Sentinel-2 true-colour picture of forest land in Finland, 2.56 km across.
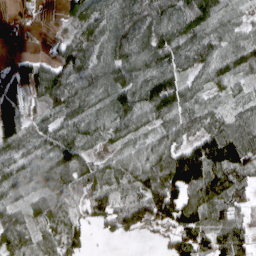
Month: April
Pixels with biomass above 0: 86%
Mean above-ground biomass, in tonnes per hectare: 87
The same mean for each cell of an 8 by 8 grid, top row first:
35 5 73 99 111 92 102 42
12 35 110 114 101 108 104 97
122 117 101 122 115 106 68 60
123 65 84 87 97 114 52 54
96 70 85 43 60 87 121 134
85 111 95 60 96 169 147 85
64 70 46 102 134 157 123 78
90 67 49 29 17 68 78 93
